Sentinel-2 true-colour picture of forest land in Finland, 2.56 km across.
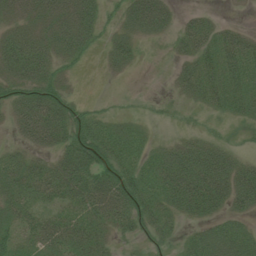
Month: July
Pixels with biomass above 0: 71%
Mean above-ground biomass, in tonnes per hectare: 36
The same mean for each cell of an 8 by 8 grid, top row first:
38 57 64 15 72 24 14 2
63 47 41 30 10 17 43 55
49 45 5 5 0 25 50 51
42 76 20 10 6 4 16 30
19 46 55 49 26 21 25 8
42 49 68 61 47 61 66 50
33 29 42 58 44 36 41 29
36 50 51 21 14 17 42 45
